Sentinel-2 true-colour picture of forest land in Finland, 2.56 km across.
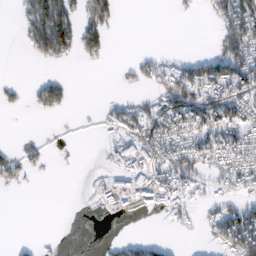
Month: February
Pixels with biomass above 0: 40%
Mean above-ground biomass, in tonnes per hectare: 41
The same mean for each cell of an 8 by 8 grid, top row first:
13 126 71 51 0 3 16 133
3 112 62 17 3 1 4 118
7 27 0 2 33 95 109 95
7 31 1 19 45 97 103 71
13 12 2 32 79 69 81 92
37 4 1 37 73 80 48 88
0 0 0 36 30 50 38 69
4 7 0 9 16 4 18 137
